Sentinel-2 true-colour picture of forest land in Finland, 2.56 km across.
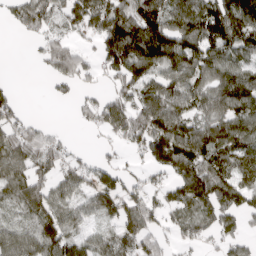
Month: April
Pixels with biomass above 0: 73%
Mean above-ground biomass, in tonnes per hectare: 96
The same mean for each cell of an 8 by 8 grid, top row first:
74 102 96 135 183 126 164 174
0 76 46 151 171 134 137 114
6 26 63 73 124 111 97 130
55 0 38 118 153 140 93 107
106 97 10 36 111 178 145 104
92 83 87 87 47 104 147 94
78 114 70 90 131 87 108 101
104 119 77 76 103 56 40 65
